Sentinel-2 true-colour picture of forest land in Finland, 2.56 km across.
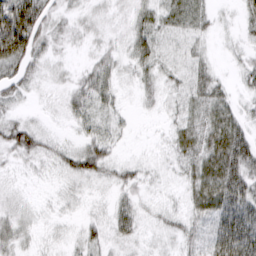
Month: March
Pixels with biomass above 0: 76%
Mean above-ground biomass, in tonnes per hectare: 20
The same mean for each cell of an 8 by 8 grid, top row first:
86 28 8 5 19 29 16 12
82 19 5 9 28 9 7 8
30 6 14 23 15 13 25 12
9 3 22 15 3 12 33 15
36 15 20 22 1 20 37 43
5 5 30 17 13 7 46 43
8 3 4 17 9 7 36 53
21 5 14 15 6 14 29 68
